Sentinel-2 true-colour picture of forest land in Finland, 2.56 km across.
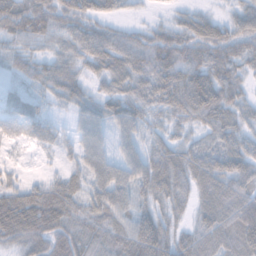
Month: November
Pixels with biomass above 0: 90%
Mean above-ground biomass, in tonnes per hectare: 54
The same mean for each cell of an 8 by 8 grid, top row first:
80 77 67 33 9 23 32 43
33 30 53 71 75 88 76 61
21 55 41 40 40 79 88 48
33 17 32 39 42 58 81 48
16 20 34 27 38 46 37 54
18 20 40 65 67 75 75 76
87 87 50 68 44 44 69 90
54 80 67 67 100 57 67 80
